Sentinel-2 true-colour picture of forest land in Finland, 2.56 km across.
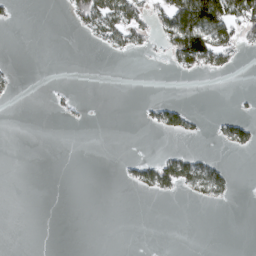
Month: March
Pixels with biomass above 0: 17%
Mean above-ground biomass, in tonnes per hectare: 15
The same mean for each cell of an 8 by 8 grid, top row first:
6 0 44 74 38 89 116 83
0 0 1 27 19 77 107 33
5 0 0 0 0 3 7 0
0 3 2 0 7 35 2 5
0 0 0 0 0 2 3 37
0 0 0 0 39 63 51 1
0 0 0 0 0 0 4 0
0 0 0 0 0 0 0 0
